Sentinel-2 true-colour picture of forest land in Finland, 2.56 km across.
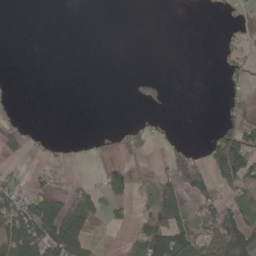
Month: May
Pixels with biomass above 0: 29%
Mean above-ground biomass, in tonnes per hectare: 29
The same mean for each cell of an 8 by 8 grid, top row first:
0 0 0 0 0 0 1 25
0 0 0 0 0 0 0 34
2 0 0 0 35 0 0 22
12 0 0 0 10 0 0 37
35 11 6 19 34 13 32 119
19 13 4 45 19 55 47 91
91 81 87 35 14 54 46 35
122 117 89 0 63 105 51 96
